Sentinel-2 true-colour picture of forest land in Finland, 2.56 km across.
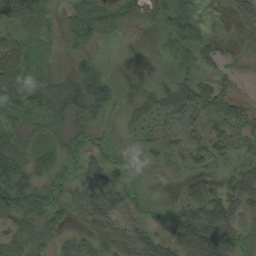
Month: August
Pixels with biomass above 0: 85%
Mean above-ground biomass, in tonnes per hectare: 45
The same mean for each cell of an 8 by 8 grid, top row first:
75 32 66 37 39 67 8 37
68 25 37 5 1 45 47 20
109 39 76 27 9 39 49 18
60 47 48 23 44 61 52 38
52 36 38 29 27 29 65 32
95 49 49 62 14 17 28 48
75 67 64 71 23 41 74 47
48 30 33 74 67 49 85 43
